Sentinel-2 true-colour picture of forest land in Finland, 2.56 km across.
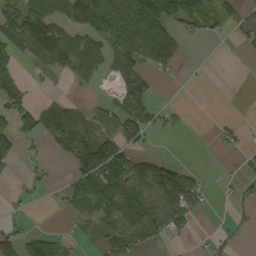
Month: August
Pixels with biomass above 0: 48%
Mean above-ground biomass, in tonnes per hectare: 56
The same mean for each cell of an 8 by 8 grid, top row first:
94 100 103 108 161 99 63 38
75 158 78 64 98 53 0 17
48 9 38 30 65 6 1 0
74 80 58 47 93 23 0 0
45 30 129 108 39 0 3 27
7 11 84 134 126 128 11 15
6 4 67 107 147 137 16 5
65 59 20 62 72 14 8 2
